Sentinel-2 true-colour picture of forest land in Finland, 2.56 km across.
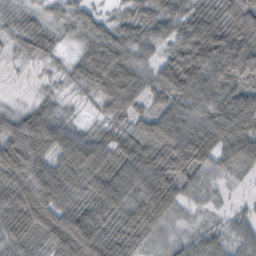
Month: October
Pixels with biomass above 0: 92%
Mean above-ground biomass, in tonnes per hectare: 59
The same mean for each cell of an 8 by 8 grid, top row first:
27 27 43 24 46 50 58 88
20 43 37 77 46 59 111 92
1 7 46 103 50 96 88 64
33 51 6 43 40 68 61 96
95 84 75 50 66 95 73 79
78 86 76 72 100 79 38 15
77 102 65 72 95 47 15 13
50 66 123 74 35 23 42 44
